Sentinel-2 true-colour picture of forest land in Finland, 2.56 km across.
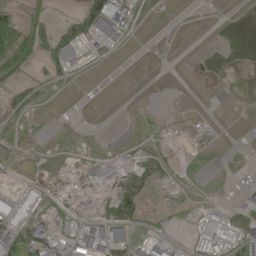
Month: May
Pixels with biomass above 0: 32%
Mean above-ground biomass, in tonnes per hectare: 19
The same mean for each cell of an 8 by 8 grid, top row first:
56 23 60 107 15 1 0 5
94 80 87 28 0 0 3 19
26 29 4 0 0 0 3 12
20 2 0 0 1 0 1 1
5 1 1 0 5 1 2 0
3 5 2 3 18 7 0 1
56 13 9 26 14 4 12 20
55 33 54 69 22 11 53 47
